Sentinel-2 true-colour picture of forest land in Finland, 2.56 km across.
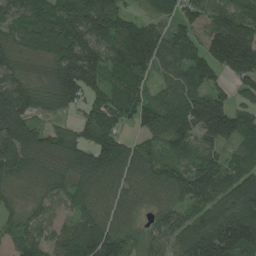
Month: July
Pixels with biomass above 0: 91%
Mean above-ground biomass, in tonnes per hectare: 108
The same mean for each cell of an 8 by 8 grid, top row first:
80 103 160 114 44 67 81 122
90 125 172 125 161 119 116 211
97 92 175 76 67 85 83 93
180 58 58 98 113 104 223 102
129 104 102 114 57 68 78 91
96 87 104 82 86 89 133 116
66 68 84 70 51 87 110 153
82 81 159 149 69 96 212 219
